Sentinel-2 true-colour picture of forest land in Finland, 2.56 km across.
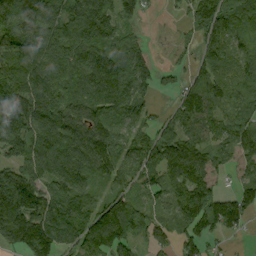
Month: September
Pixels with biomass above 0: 85%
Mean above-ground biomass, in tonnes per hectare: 104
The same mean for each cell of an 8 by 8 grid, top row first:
143 140 106 108 45 19 161 92
121 136 115 98 47 25 73 54
147 135 122 156 102 44 110 76
181 154 157 125 80 79 99 57
139 132 131 108 79 126 83 83
118 110 132 74 85 105 74 49
224 140 102 101 73 89 75 126
165 157 107 138 54 79 65 16
